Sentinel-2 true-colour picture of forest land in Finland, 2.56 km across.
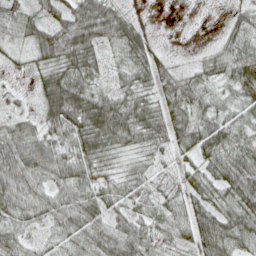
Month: April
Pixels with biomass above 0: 90%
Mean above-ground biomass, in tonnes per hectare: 46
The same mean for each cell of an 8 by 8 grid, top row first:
61 42 83 75 6 1 3 30
24 74 92 36 43 4 13 58
9 52 60 24 41 51 35 58
20 55 79 87 65 57 47 37
59 45 49 53 34 46 61 55
73 49 45 26 31 23 45 83
50 46 63 38 28 35 45 63
40 19 50 70 50 37 66 52
